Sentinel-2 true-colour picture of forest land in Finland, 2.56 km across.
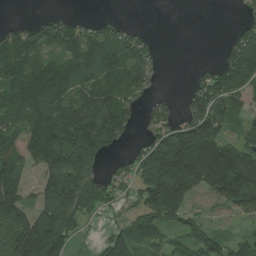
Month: July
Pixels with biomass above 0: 68%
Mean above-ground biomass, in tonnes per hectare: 109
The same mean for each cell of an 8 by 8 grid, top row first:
4 30 15 8 0 0 0 26
138 105 148 118 53 0 0 175
127 159 112 108 84 0 83 128
110 168 180 181 46 48 158 75
75 174 257 93 60 179 199 85
117 135 211 39 114 276 229 219
144 184 169 32 139 193 21 101
195 287 32 107 114 48 118 52
